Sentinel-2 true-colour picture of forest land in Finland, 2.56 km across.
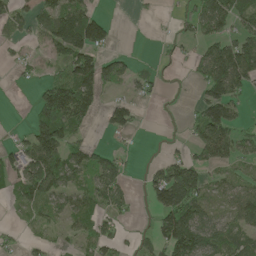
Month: May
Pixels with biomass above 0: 55%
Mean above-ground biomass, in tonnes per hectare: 63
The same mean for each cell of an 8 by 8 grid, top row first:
49 76 121 12 8 23 126 74
23 52 129 33 0 15 62 112
8 47 137 75 33 6 116 97
0 136 133 65 11 3 121 31
35 145 65 14 1 11 120 67
69 123 81 103 22 134 44 35
30 56 64 64 8 173 60 75
14 24 41 57 27 153 102 66
